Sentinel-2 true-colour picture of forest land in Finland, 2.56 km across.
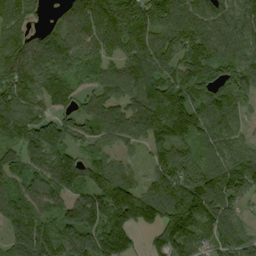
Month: September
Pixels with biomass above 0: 91%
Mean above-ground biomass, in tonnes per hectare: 113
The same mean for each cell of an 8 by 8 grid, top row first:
99 27 85 166 160 114 102 110
111 114 88 85 132 124 117 98
141 123 65 96 128 130 125 128
135 86 84 90 120 153 120 69
97 154 74 62 67 114 89 69
97 141 141 106 60 134 128 170
107 96 170 196 185 140 144 78
86 117 153 184 35 85 103 131
